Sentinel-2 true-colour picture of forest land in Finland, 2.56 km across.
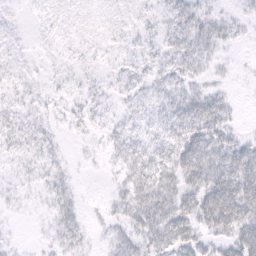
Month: February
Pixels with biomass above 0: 76%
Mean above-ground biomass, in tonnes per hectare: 17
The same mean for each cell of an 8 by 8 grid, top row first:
3 6 6 6 6 21 18 7
5 4 8 6 9 20 20 4
8 5 7 6 15 18 12 2
10 8 16 11 9 25 40 4
10 9 3 18 22 37 41 22
5 11 3 7 37 39 47 52
3 9 12 13 41 38 47 52
3 8 15 14 29 37 20 41
